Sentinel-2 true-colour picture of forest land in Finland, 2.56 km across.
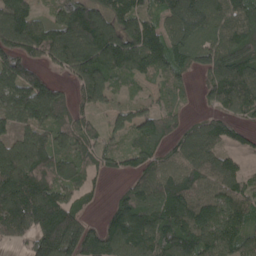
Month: April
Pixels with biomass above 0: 86%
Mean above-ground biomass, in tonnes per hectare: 116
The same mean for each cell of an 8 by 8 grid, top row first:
136 59 187 144 106 149 159 122
119 146 217 170 164 114 119 146
148 77 96 104 53 71 82 171
117 129 70 44 75 54 39 84
104 125 108 52 94 67 122 49
183 133 80 33 102 108 119 87
187 188 72 60 140 165 134 117
57 167 144 151 173 173 129 110
